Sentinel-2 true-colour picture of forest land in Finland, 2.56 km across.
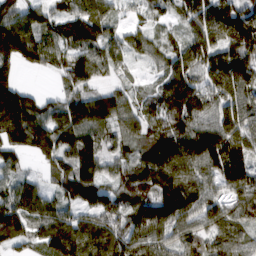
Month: March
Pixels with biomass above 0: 90%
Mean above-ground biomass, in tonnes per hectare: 111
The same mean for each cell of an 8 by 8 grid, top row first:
133 92 101 70 49 63 132 149
204 129 96 80 79 74 132 157
98 14 76 38 20 128 104 144
270 102 147 141 83 148 107 123
141 143 169 75 89 149 139 120
79 63 147 67 142 144 100 128
133 104 93 111 118 161 108 104
87 91 97 108 119 98 99 89
